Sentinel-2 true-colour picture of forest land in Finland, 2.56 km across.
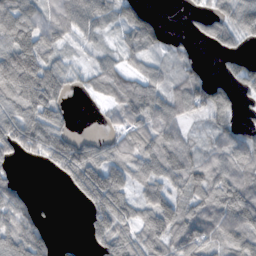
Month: November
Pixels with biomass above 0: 73%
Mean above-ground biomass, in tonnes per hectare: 67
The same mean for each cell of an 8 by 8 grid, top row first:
116 71 102 50 65 0 48 85
134 82 25 25 64 26 16 29
150 102 26 66 65 43 45 59
84 79 2 30 100 61 65 32
90 107 66 55 93 77 36 76
28 7 89 112 74 83 81 86
86 5 11 132 73 75 76 130
98 46 10 116 77 80 86 89
